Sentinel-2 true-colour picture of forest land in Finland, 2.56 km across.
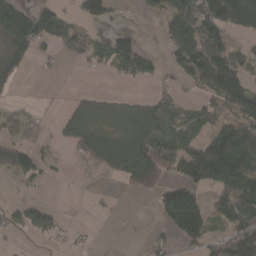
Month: March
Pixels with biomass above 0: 51%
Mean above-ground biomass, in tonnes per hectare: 57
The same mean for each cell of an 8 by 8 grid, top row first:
148 84 43 33 17 88 103 141
69 29 51 64 34 93 96 30
29 3 1 14 44 35 101 67
16 4 50 43 63 34 38 89
48 23 76 84 118 69 106 170
43 17 3 43 113 45 143 146
27 38 0 4 0 172 71 100
6 24 14 0 10 47 58 104
